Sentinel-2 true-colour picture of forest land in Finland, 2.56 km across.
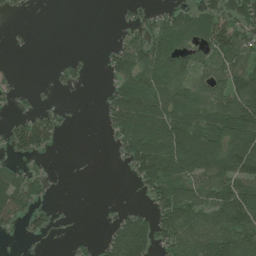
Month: July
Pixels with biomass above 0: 56%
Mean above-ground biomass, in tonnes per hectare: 74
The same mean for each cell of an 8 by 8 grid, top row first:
10 0 0 1 34 82 100 95
4 0 2 36 117 121 90 127
9 5 25 48 124 110 85 130
22 33 1 96 170 135 110 149
72 68 0 27 174 177 166 135
69 24 0 0 104 141 114 138
135 29 0 4 23 151 101 174
6 17 10 71 136 117 142 140
